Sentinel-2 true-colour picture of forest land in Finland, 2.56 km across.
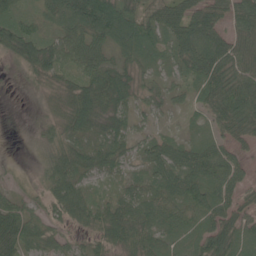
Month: May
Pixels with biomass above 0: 87%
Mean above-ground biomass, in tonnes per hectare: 53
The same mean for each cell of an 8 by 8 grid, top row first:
53 36 80 95 65 71 67 68
87 62 68 43 61 60 79 74
3 35 58 84 34 30 84 79
0 17 93 69 27 17 47 91
0 38 44 53 34 41 51 37
7 54 65 34 39 64 82 42
45 38 80 46 59 49 68 53
91 54 26 59 60 35 67 52
